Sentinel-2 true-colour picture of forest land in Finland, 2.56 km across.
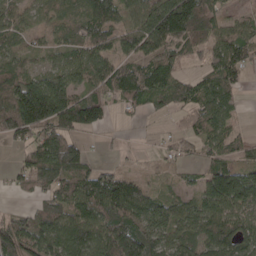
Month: April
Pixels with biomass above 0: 77%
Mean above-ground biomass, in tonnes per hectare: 85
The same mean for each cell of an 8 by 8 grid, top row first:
56 46 75 99 103 216 100 28
41 38 81 73 96 88 61 98
102 98 72 119 120 72 84 54
172 213 176 41 41 51 97 27
42 123 50 7 3 39 59 40
33 115 97 84 23 22 95 126
15 75 101 156 104 76 92 95
127 108 121 140 141 94 97 96
